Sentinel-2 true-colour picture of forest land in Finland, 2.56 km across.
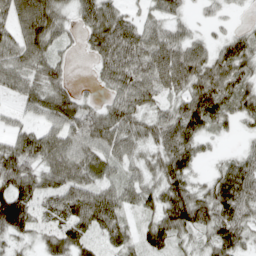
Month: April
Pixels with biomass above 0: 85%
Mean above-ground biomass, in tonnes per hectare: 61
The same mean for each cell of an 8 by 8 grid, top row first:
80 100 47 71 35 37 16 6
75 66 19 93 79 77 43 65
57 65 6 59 77 76 84 63
21 65 69 61 51 56 87 55
64 71 71 66 47 87 19 12
92 59 70 41 44 86 28 91
126 57 92 79 46 101 84 90
31 48 70 55 52 43 44 56
